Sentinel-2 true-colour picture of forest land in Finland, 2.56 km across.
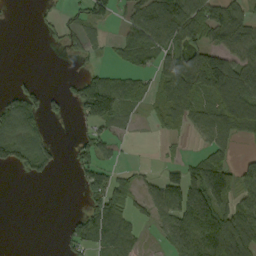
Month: September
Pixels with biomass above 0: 54%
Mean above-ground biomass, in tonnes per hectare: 58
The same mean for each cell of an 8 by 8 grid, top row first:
1 9 35 48 95 126 83 82
0 5 26 22 81 71 75 90
10 1 43 49 32 140 143 128
107 38 42 94 26 96 73 145
98 36 42 35 1 10 48 28
8 22 38 43 16 56 151 68
0 0 16 100 34 115 143 70
0 0 62 97 19 66 136 129
